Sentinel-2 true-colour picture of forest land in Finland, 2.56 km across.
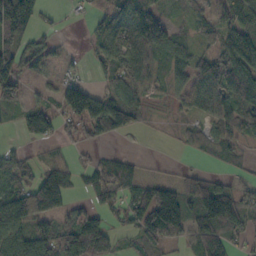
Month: October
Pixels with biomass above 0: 71%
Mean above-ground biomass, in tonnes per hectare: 76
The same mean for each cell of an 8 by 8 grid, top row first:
195 15 15 73 158 22 75 96
102 50 5 94 119 85 55 142
84 24 43 64 72 50 105 119
44 79 127 160 45 24 69 111
16 32 42 17 0 18 72 49
73 110 39 85 33 10 57 12
152 146 40 50 118 156 178 115
107 86 100 50 97 77 145 37
